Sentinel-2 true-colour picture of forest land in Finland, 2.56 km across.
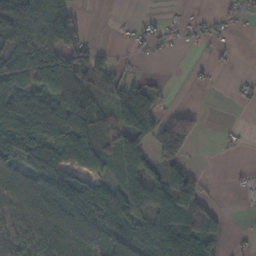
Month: November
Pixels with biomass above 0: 63%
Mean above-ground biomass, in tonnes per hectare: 59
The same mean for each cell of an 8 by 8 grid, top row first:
89 129 58 4 9 9 12 18
82 91 74 14 20 8 15 5
84 86 74 62 23 0 6 9
103 97 75 72 105 47 6 1
104 89 74 40 75 164 0 6
68 110 59 33 114 141 14 11
67 85 107 87 95 146 60 6
69 78 92 55 89 100 68 6
